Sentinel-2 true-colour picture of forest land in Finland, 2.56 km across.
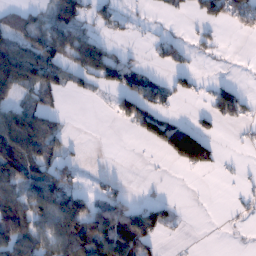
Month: January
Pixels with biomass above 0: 46%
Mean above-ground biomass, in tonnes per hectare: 53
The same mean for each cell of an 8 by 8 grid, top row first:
44 46 44 43 7 12 54 71
95 111 103 23 6 36 16 0
129 96 41 67 57 30 11 7
77 71 0 26 89 15 32 48
136 101 5 0 22 148 75 6
114 92 22 17 1 1 5 9
130 118 106 105 58 17 0 12
120 93 115 135 100 6 0 1
